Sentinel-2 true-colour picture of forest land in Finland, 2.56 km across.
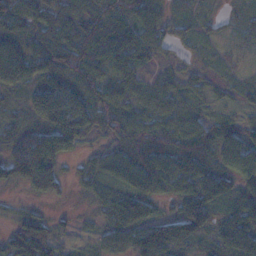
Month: November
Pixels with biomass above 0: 86%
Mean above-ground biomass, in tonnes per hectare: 58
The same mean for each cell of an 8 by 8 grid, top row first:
78 65 60 86 78 27 19 26
76 87 100 79 58 21 17 18
67 82 80 62 40 32 19 16
30 88 87 67 52 61 23 20
66 105 33 34 84 80 85 73
66 119 30 47 80 72 76 73
15 15 6 73 54 41 84 57
78 78 10 52 100 87 39 63
